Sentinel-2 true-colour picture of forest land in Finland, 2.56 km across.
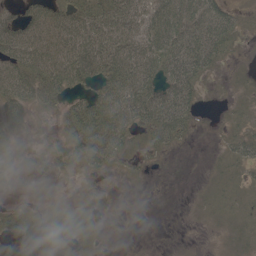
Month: May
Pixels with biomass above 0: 66%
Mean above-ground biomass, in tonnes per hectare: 32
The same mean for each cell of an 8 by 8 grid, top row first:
24 49 59 62 50 56 51 13
58 53 78 79 53 72 71 9
65 74 53 69 66 64 16 6
46 23 56 78 72 70 2 10
20 13 55 60 19 22 2 28
11 12 12 8 5 1 5 13
12 14 14 4 0 0 8 15
23 18 14 2 0 0 1 11
